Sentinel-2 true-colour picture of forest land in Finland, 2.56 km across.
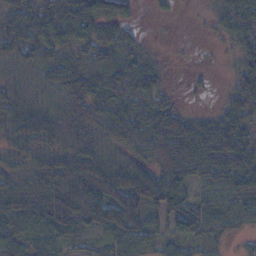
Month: November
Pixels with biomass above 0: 85%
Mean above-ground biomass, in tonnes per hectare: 49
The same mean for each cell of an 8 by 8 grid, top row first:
61 47 75 56 2 3 9 86
57 46 36 55 19 1 2 55
21 34 58 59 70 1 5 58
46 37 58 61 58 37 14 64
33 42 55 46 73 93 88 72
34 55 73 81 75 109 45 54
49 67 99 102 66 69 35 33
46 44 33 41 39 45 26 9
